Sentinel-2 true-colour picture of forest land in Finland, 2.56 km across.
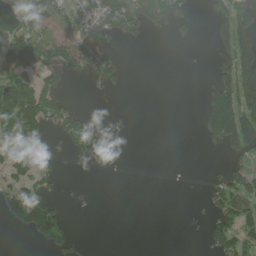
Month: June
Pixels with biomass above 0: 37%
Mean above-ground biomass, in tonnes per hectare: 44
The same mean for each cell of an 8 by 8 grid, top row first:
93 81 39 101 105 54 29 104
101 82 62 51 6 3 11 105
72 40 15 55 0 0 19 150
130 72 30 0 0 0 88 125
55 22 71 16 0 0 27 93
49 33 12 7 8 8 15 55
99 88 0 0 0 0 27 97
0 66 12 0 0 0 40 82
